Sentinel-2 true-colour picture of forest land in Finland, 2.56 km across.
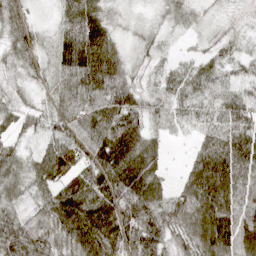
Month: April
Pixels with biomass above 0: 95%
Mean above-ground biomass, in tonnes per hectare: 59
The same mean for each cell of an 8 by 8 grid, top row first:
52 11 77 24 10 36 20 23
55 27 98 63 23 10 24 21
32 33 80 98 32 46 55 53
53 59 71 85 51 52 46 82
35 59 70 84 61 10 47 89
61 56 68 91 72 13 84 80
45 71 100 100 94 74 86 70
86 68 94 87 111 72 80 79
